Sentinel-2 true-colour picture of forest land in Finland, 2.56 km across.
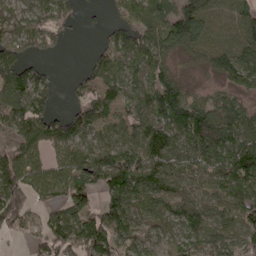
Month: April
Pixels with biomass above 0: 83%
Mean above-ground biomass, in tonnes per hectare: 86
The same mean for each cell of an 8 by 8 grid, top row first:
53 105 34 25 97 118 106 98
93 57 0 60 85 73 98 101
128 49 49 87 61 63 18 76
86 84 83 67 74 134 111 84
85 77 87 78 90 89 131 111
124 93 93 138 133 78 74 123
147 48 88 102 83 90 77 95
20 87 127 115 65 67 102 97
